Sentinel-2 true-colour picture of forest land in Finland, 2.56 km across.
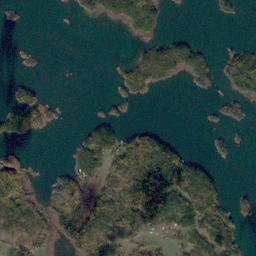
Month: October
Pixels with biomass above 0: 40%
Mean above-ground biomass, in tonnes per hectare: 52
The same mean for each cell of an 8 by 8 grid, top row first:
5 0 25 77 145 1 2 7
3 1 0 0 31 82 14 26
9 2 0 6 77 29 40 100
104 39 0 15 0 0 4 23
22 0 48 114 113 31 9 3
149 6 81 72 139 173 61 0
138 55 96 120 123 121 127 26
90 55 113 112 48 49 114 49
